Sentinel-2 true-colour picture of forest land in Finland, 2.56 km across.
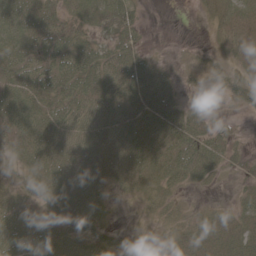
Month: May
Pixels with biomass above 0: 79%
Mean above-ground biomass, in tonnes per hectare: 36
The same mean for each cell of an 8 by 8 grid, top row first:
45 37 25 47 9 0 17 41
50 60 47 33 15 1 11 41
47 54 68 52 44 13 20 38
53 48 57 52 53 40 10 12
48 60 61 54 58 60 41 10
26 57 56 36 45 39 22 16
42 32 48 11 8 14 10 21
52 49 42 36 12 20 40 35
